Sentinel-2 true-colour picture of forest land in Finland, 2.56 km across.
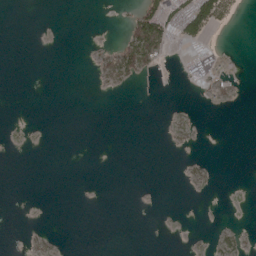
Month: May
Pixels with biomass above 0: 11%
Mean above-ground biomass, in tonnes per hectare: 5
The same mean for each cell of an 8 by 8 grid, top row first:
0 0 0 0 51 37 61 6
0 0 0 8 73 7 8 0
0 0 0 9 8 1 10 2
0 0 0 0 0 0 1 0
0 0 0 0 0 0 0 0
0 0 0 0 0 0 1 0
0 0 0 0 0 0 0 0
0 3 0 0 0 0 2 6
